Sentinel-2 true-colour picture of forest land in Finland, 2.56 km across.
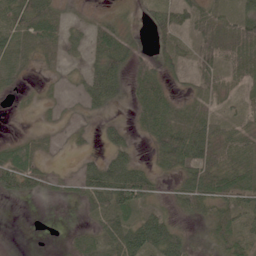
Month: June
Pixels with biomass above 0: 67%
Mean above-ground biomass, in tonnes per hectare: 35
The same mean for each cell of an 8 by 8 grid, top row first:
59 51 7 14 16 34 45 40
55 37 17 67 12 30 49 70
29 5 23 65 56 12 37 38
3 7 10 9 52 45 28 28
31 10 8 27 13 80 65 48
84 34 32 67 43 35 62 55
0 0 10 57 33 31 40 48
0 0 34 54 93 59 24 41
